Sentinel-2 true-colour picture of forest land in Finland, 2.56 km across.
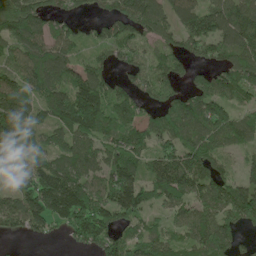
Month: May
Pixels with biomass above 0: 82%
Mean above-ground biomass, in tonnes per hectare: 103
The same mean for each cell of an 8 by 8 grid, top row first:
145 84 29 76 146 84 103 121
97 108 56 90 69 78 77 127
92 132 100 69 88 76 85 137
140 97 185 126 66 111 138 75
118 68 111 109 91 102 105 69
76 151 119 133 102 152 124 70
119 152 190 162 114 93 95 169
19 27 92 109 91 69 129 54
